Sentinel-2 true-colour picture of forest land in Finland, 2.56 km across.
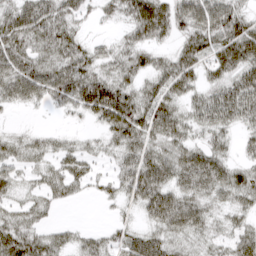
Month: March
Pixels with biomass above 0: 82%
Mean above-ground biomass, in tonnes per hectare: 45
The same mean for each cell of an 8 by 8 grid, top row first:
56 62 27 21 82 60 67 52
56 53 40 23 44 34 53 78
64 65 69 55 38 58 33 55
11 10 33 88 67 46 59 59
31 26 18 31 54 46 39 21
30 36 36 27 71 57 77 45
28 27 3 11 40 70 41 36
72 43 25 27 54 37 30 43
